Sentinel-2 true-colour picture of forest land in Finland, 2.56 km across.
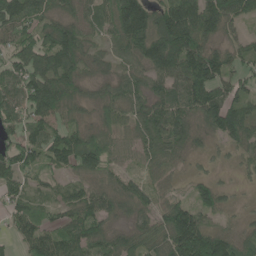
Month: June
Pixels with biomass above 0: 88%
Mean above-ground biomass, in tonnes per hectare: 83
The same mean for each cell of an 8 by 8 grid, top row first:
106 81 67 99 135 151 131 74
91 114 104 39 120 168 101 51
92 128 80 56 68 93 143 59
70 94 51 64 88 100 118 88
86 103 136 70 86 88 33 72
79 38 60 52 40 23 28 15
55 43 85 66 58 98 72 17
40 87 99 70 80 164 170 73
